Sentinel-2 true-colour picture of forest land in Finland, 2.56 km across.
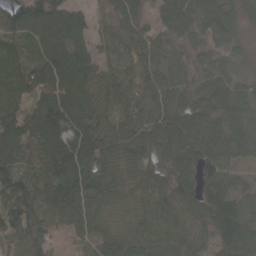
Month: April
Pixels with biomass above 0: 92%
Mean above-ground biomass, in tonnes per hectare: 91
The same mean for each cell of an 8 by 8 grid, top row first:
104 127 76 59 49 95 114 78
82 107 82 56 74 48 65 39
115 127 110 72 73 80 88 50
76 118 113 74 68 106 107 101
101 107 109 90 101 127 115 111
98 101 107 81 90 113 100 50
114 98 115 73 83 111 117 111
76 58 36 93 103 94 58 120
